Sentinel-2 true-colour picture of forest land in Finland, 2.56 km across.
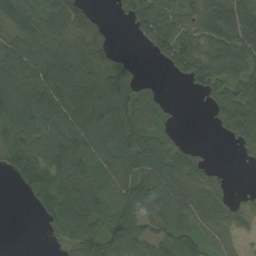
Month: August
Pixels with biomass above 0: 77%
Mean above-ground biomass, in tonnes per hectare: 66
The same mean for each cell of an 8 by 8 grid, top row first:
57 74 63 11 77 58 99 101
70 80 83 32 22 89 78 98
106 118 121 103 27 19 77 71
96 96 119 107 78 13 21 93
93 96 85 85 83 44 5 40
40 80 84 69 100 98 54 0
0 54 89 67 81 80 64 40
0 15 75 75 66 66 39 21
